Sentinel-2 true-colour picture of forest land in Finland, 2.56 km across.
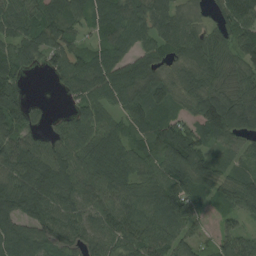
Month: August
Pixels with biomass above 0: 89%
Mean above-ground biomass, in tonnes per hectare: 84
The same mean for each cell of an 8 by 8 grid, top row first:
79 103 67 96 93 79 31 130
76 80 53 80 67 77 104 84
90 16 105 99 94 66 83 82
106 16 60 59 87 48 112 114
96 69 89 93 77 168 60 55
103 127 99 100 70 94 86 70
98 108 84 100 93 120 34 69
100 88 85 83 108 80 28 99
